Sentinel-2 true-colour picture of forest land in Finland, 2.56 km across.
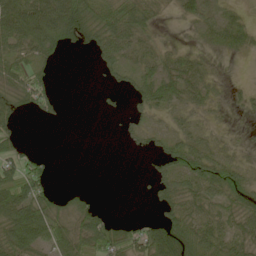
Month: May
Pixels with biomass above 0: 61%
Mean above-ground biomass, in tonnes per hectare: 37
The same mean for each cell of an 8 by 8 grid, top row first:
99 98 92 69 54 11 32 15
60 67 21 53 30 15 14 24
56 33 0 14 41 54 25 2
31 27 0 5 29 22 17 9
38 0 0 0 19 41 26 9
70 36 0 0 5 59 66 42
84 62 39 3 1 52 38 46
67 56 55 72 72 84 63 45
